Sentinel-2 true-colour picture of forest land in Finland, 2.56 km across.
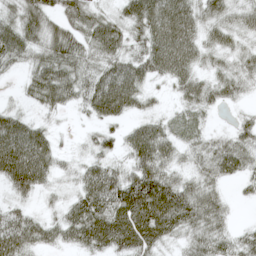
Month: May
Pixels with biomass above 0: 87%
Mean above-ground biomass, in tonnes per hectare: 51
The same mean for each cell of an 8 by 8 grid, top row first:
42 47 45 30 78 89 41 35
58 53 50 56 53 91 37 30
9 81 52 80 51 52 37 41
29 28 18 67 30 22 27 13
98 55 10 30 86 44 35 48
93 48 39 56 80 36 40 41
34 14 72 84 109 98 60 6
79 47 61 83 82 31 57 37
